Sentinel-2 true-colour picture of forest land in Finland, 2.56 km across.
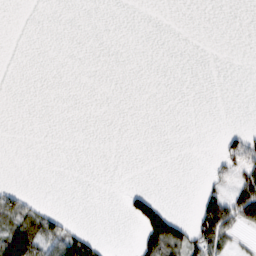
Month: February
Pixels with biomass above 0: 14%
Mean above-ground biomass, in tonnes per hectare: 13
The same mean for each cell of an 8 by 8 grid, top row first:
0 0 0 0 0 0 0 0
0 0 0 0 0 0 0 0
0 0 0 0 0 0 0 0
0 0 0 0 0 0 0 0
0 0 0 0 0 0 0 45
0 0 0 0 0 0 11 43
54 14 0 0 74 6 73 73
90 72 64 2 57 85 78 15
